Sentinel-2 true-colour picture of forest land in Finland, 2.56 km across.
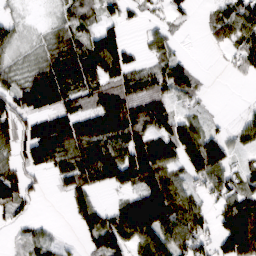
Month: March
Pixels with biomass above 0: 73%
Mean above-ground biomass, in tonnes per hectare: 73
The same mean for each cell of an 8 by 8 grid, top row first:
16 7 57 37 22 29 20 93
31 50 85 134 32 29 15 72
47 122 87 66 61 96 6 11
99 102 71 149 108 52 12 12
76 177 111 116 122 127 110 40
79 39 107 108 135 57 98 59
65 0 66 59 188 128 40 127
16 37 28 116 94 100 59 185
